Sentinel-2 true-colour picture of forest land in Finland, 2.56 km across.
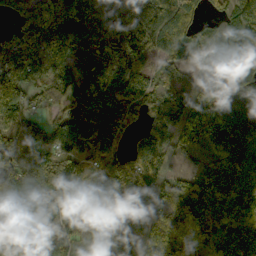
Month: October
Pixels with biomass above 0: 89%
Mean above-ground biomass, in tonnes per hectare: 129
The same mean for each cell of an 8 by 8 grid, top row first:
87 185 142 121 110 157 43 99
135 153 116 184 126 106 70 73
147 113 135 137 117 127 115 120
127 62 108 146 97 130 242 193
127 103 129 115 110 97 127 134
150 175 142 176 139 83 122 135
138 132 105 73 104 167 164 160
164 151 71 120 92 206 149 161
